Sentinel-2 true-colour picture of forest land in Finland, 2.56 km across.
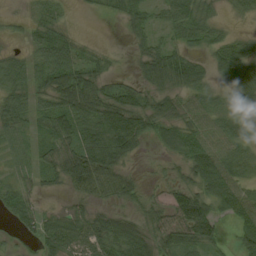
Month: August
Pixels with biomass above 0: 82%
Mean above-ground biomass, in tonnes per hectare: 49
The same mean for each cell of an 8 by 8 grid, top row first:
26 31 3 17 38 53 37 22
27 67 28 9 32 37 38 49
69 62 89 24 38 70 35 87
60 62 84 87 73 50 47 55
36 44 68 89 26 52 46 39
31 38 97 77 14 28 79 34
55 30 31 31 35 69 61 61
14 75 65 73 64 69 60 50
